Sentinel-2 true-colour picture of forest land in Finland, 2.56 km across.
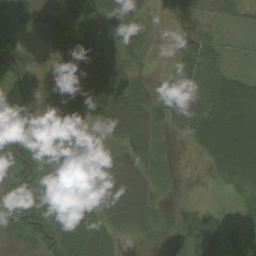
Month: August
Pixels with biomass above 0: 84%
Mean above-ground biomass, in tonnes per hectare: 47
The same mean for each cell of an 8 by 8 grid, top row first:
72 68 59 49 13 23 41 28
62 43 78 51 30 29 57 10
56 18 96 99 20 49 79 44
51 36 51 95 57 51 82 81
77 59 16 21 46 8 67 89
92 26 28 41 51 11 11 61
79 52 30 56 57 15 15 20
26 68 71 35 17 31 46 32
